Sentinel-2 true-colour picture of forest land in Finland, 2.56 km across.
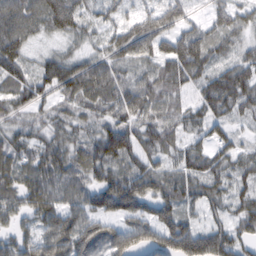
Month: February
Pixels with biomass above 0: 90%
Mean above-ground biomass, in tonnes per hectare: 79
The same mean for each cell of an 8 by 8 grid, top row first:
87 124 79 50 79 84 47 62
94 19 32 71 95 114 96 56
81 89 110 91 66 77 73 113
50 43 49 78 77 54 71 56
63 66 53 129 64 51 65 46
66 76 65 88 104 67 82 60
70 88 89 109 89 89 53 62
76 100 137 116 109 148 141 76
